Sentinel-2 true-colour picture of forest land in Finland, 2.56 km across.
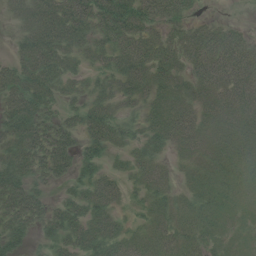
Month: July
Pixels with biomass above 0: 86%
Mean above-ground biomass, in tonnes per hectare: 50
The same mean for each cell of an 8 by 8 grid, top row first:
36 88 87 96 72 48 8 2
31 95 53 70 73 60 88 68
69 77 34 47 66 51 75 81
79 43 46 47 37 57 43 53
73 85 46 48 44 39 37 41
68 50 43 27 45 18 32 25
88 45 59 40 29 30 29 11
46 33 67 55 33 34 25 7
